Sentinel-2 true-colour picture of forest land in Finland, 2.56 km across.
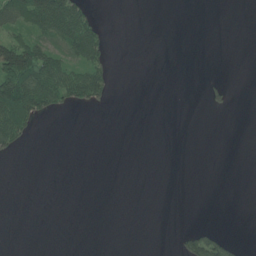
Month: June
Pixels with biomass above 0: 18%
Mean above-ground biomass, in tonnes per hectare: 21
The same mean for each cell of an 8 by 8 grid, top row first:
97 140 84 0 0 0 0 0
119 59 100 16 0 0 0 0
147 110 96 30 0 0 4 0
153 48 9 3 0 0 8 0
44 0 0 0 0 0 0 0
0 0 0 0 0 0 0 0
0 0 0 0 0 0 0 0
0 0 0 0 0 9 62 7
